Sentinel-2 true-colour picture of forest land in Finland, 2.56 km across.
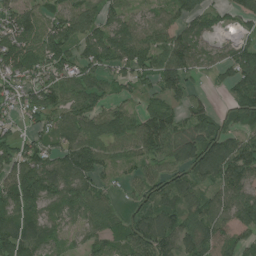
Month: July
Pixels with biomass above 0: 85%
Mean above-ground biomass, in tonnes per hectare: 95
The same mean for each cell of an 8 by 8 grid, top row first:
111 96 109 84 51 72 70 85
130 142 94 126 113 110 42 84
96 104 92 75 74 126 26 119
58 95 110 81 86 75 60 75
81 86 130 96 112 131 142 98
114 126 137 48 84 83 84 117
142 90 98 62 78 93 88 131
147 86 45 77 122 96 103 77
